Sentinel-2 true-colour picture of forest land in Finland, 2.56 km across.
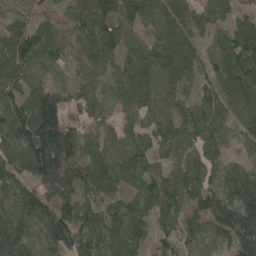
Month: April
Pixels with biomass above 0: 89%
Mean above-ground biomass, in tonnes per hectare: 90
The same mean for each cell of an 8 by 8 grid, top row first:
34 22 75 127 93 75 76 87
103 71 68 116 70 99 35 126
95 40 60 75 103 81 56 114
99 159 65 41 66 79 64 93
99 190 95 80 73 93 69 42
93 170 132 118 96 84 70 73
102 108 126 84 83 71 108 166
137 105 95 105 66 59 69 161
